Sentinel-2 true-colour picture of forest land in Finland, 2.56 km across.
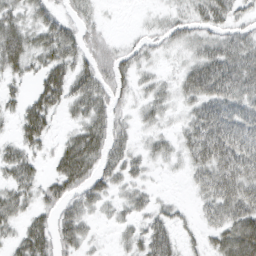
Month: March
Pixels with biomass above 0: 74%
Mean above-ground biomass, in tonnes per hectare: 35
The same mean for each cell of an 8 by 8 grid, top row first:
37 33 23 1 4 18 36 20
64 48 40 25 20 17 36 41
25 55 46 42 17 21 75 55
23 51 33 35 20 14 51 43
31 21 63 40 14 22 70 53
40 23 57 37 19 4 48 61
38 27 37 16 23 14 31 67
28 44 39 6 40 30 24 88
